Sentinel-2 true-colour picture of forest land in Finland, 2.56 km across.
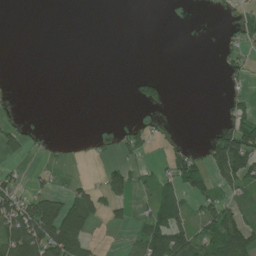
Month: July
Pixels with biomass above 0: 29%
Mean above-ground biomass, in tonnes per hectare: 29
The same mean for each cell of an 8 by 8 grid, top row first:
0 0 0 0 0 0 1 25
0 0 0 0 0 0 0 34
2 0 0 0 35 0 0 22
12 0 0 0 10 0 0 37
35 11 6 19 34 13 32 119
19 13 4 45 19 55 47 91
91 81 87 35 14 54 46 35
122 117 89 0 63 105 51 96
